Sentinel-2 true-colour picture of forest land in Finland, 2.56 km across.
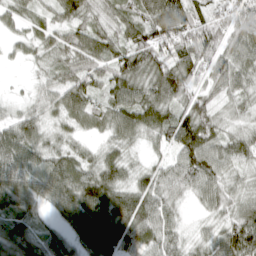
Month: April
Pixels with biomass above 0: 93%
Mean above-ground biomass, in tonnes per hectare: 63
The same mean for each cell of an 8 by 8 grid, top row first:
37 30 57 50 73 102 55 78
20 43 67 63 91 83 88 65
4 32 66 67 82 98 60 62
27 39 63 65 79 63 54 35
95 44 28 41 31 78 78 56
92 76 80 69 47 64 79 36
89 41 103 101 82 37 38 56
112 65 65 121 77 47 45 98
